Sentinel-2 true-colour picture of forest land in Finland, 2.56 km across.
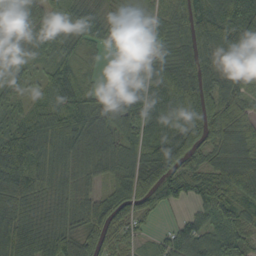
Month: September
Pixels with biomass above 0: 91%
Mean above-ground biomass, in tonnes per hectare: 70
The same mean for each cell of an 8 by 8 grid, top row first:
79 66 72 57 51 75 103 103
49 56 50 40 72 70 75 82
42 47 64 6 68 80 76 66
39 74 90 86 94 83 91 60
70 95 86 69 84 60 45 47
107 64 55 55 96 92 61 75
68 46 67 86 59 31 90 72
99 84 81 69 29 93 90 71
